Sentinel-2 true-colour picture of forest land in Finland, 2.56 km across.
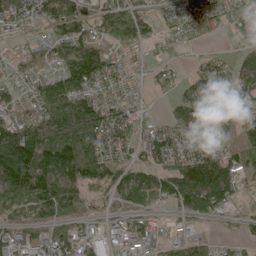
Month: May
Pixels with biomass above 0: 79%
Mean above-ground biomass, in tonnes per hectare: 85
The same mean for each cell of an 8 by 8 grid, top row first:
108 106 104 101 63 44 131 45
45 62 127 64 41 24 21 42
60 92 155 70 21 45 132 80
83 127 156 84 19 67 97 42
228 172 188 96 71 95 112 63
144 135 100 79 81 146 214 88
78 85 57 31 71 56 108 22
69 64 79 46 69 45 32 31
